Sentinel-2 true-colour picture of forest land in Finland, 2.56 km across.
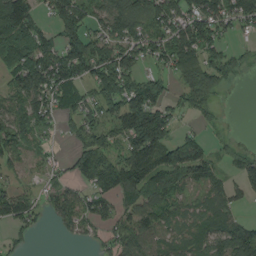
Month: August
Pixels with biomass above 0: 71%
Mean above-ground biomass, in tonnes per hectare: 85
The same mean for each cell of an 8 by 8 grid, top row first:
146 55 130 126 88 125 145 117
128 88 142 126 92 141 109 28
76 132 103 123 85 55 139 26
75 86 74 97 237 48 44 0
79 19 73 77 183 91 45 20
29 25 72 139 127 92 72 60
110 43 81 72 94 51 60 29
28 0 36 61 78 49 86 182
